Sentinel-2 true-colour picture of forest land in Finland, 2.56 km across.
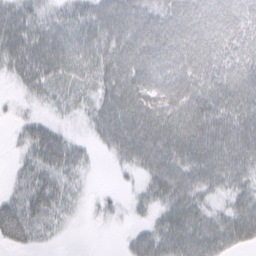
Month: February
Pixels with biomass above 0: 82%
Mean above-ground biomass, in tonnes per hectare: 42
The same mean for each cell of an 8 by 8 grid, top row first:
45 27 38 54 48 52 61 59
51 49 44 54 66 61 62 53
21 42 34 51 57 64 56 60
6 11 16 54 62 59 65 59
12 63 16 41 69 67 66 64
16 45 18 4 25 58 56 39
41 46 8 13 16 38 22 45
34 10 0 0 45 52 64 49
